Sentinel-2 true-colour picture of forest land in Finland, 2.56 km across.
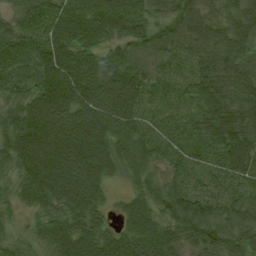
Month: August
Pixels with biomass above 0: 97%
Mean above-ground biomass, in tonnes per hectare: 75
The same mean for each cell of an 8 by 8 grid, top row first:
43 79 90 106 72 74 58 73
79 87 82 53 72 67 75 79
69 95 97 87 74 61 87 86
75 108 92 87 57 51 87 102
103 114 104 80 65 55 78 92
59 119 99 47 45 44 52 68
31 70 88 25 60 83 72 68
37 68 88 59 80 68 89 71
